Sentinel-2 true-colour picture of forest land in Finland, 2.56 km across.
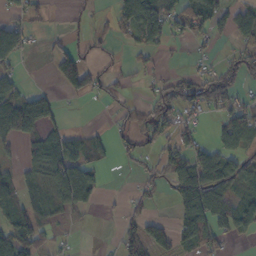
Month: October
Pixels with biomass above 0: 50%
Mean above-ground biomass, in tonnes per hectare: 49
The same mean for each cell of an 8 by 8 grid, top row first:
34 12 7 30 92 71 75 55
93 13 31 16 53 10 13 44
41 7 100 33 15 41 64 44
139 88 1 19 44 62 35 75
48 100 45 37 43 62 41 67
39 90 66 1 26 77 90 59
62 48 67 5 36 52 107 75
107 31 3 7 62 50 71 18
